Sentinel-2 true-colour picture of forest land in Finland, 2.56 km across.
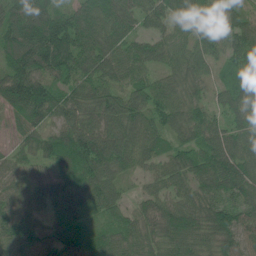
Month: June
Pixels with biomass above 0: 96%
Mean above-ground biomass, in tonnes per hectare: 73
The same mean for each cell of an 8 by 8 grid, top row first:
79 101 85 106 66 74 70 41
102 122 108 96 74 57 50 90
140 86 72 66 56 59 41 72
73 93 73 79 72 72 47 72
28 69 128 113 74 54 82 75
47 47 107 66 26 59 89 91
66 46 52 51 46 78 79 65
88 62 61 71 64 87 64 67
